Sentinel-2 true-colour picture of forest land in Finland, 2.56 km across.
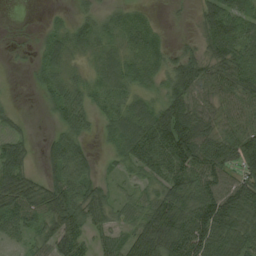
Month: August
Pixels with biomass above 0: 79%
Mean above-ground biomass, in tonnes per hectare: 52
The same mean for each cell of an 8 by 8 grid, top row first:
1 5 24 28 17 4 60 70
9 34 35 36 49 19 47 55
1 36 27 55 39 70 61 62
14 15 62 41 60 92 47 60
42 26 46 31 95 123 68 89
68 35 63 24 41 79 85 70
68 68 65 41 55 87 101 95
29 54 60 39 89 90 104 76
